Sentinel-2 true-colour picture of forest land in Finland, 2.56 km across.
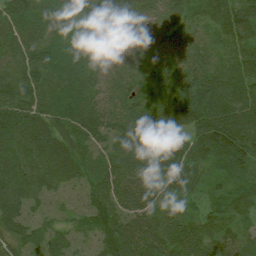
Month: July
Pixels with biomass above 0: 98%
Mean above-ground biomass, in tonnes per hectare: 72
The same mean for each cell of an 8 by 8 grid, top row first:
66 49 49 106 46 58 68 102
56 63 62 37 50 50 43 74
80 79 75 43 67 76 81 80
92 73 84 60 86 130 121 93
85 69 61 56 94 106 119 130
71 64 57 68 80 88 48 83
70 44 40 77 72 39 61 85
56 59 38 77 77 81 71 52
